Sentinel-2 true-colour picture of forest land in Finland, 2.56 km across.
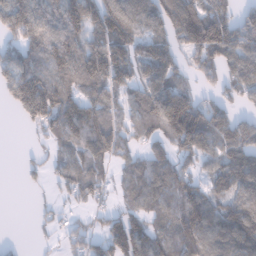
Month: January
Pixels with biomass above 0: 76%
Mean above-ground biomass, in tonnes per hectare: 98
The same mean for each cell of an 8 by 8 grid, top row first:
173 92 126 168 130 179 166 83
89 125 110 154 55 92 164 128
135 131 119 136 107 81 51 97
52 158 136 84 130 200 108 50
1 44 123 108 64 124 117 127
3 37 116 41 101 106 74 124
0 23 33 41 87 101 104 115
6 14 55 109 114 124 114 119
